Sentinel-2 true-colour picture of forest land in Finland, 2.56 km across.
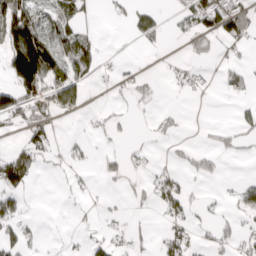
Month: April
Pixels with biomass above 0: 35%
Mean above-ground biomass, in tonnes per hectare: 40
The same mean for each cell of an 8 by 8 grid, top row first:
142 52 44 11 47 25 100 96
157 142 95 2 8 2 27 32
119 124 61 10 18 24 15 47
89 72 21 8 5 12 0 10
30 63 19 7 12 12 13 26
138 3 13 25 18 39 32 9
59 0 9 11 8 60 21 36
71 5 12 37 15 65 24 42
